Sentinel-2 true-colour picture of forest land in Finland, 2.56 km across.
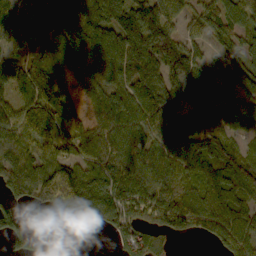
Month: October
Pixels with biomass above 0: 83%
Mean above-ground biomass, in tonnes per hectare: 76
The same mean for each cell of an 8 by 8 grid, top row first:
68 52 62 87 131 53 71 73
66 92 83 99 107 95 47 48
88 86 34 60 98 77 88 73
73 109 37 95 91 79 104 50
84 93 72 86 89 106 79 33
86 98 112 128 88 73 91 88
43 48 98 99 94 106 98 80
43 17 0 24 64 17 35 88
